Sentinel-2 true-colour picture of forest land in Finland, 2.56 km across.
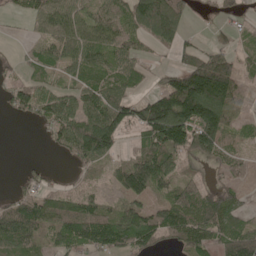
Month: May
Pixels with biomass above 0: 71%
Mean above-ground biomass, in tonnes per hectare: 76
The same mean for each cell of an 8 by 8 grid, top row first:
29 85 66 79 133 111 4 29
6 58 86 83 34 52 37 25
31 36 52 74 32 100 240 83
40 70 89 119 122 216 183 44
0 24 114 106 62 143 111 28
12 29 24 47 137 63 21 33
91 82 81 53 76 126 115 67
112 53 107 124 95 77 83 126
